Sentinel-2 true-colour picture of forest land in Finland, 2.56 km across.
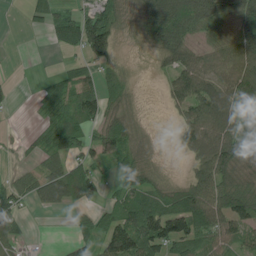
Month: July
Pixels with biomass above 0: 67%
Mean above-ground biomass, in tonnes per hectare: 56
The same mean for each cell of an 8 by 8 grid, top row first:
0 53 58 56 61 82 75 82
1 7 56 68 21 83 54 92
5 23 57 40 3 72 69 95
4 54 73 61 13 31 112 70
6 60 61 84 35 20 100 100
30 77 73 23 71 16 95 83
46 34 36 35 90 93 110 93
38 0 40 94 103 100 68 63
